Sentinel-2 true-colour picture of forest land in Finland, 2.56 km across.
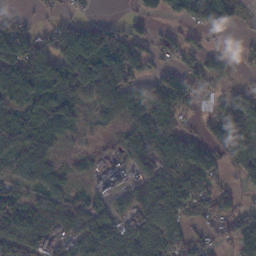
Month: November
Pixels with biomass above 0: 75%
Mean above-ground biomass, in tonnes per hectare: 76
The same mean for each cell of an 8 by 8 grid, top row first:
33 25 24 7 53 65 124 45
164 81 151 134 60 60 30 24
162 119 127 122 70 85 80 17
86 108 50 63 97 112 52 77
77 58 9 23 106 101 77 109
49 57 21 63 69 106 102 48
98 82 69 57 82 103 91 55
110 85 75 90 91 78 48 89
